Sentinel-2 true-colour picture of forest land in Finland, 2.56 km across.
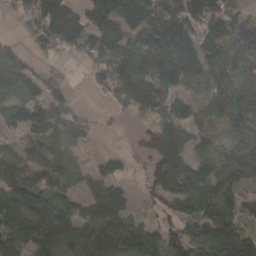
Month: March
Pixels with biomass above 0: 80%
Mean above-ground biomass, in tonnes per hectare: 107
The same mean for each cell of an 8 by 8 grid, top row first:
39 138 102 196 161 163 163 63
41 52 80 135 137 193 135 96
119 56 2 94 145 171 117 99
90 120 33 24 83 116 93 121
49 91 49 0 60 158 55 93
138 98 57 89 41 213 112 89
190 163 81 149 24 80 116 94
144 183 164 193 134 85 131 145
